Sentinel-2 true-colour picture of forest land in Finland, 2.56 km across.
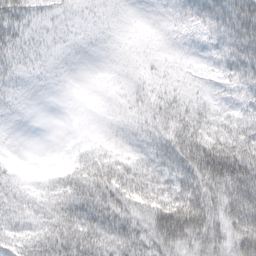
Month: March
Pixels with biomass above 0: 92%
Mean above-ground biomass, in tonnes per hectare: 32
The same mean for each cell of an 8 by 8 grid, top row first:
38 16 12 14 10 24 38 55
30 16 11 9 13 13 17 47
21 10 4 11 18 21 17 31
10 1 4 14 25 37 26 21
2 0 7 18 21 52 76 61
18 12 37 48 38 43 79 81
33 31 54 49 45 75 63 68
38 53 64 44 42 63 55 65
